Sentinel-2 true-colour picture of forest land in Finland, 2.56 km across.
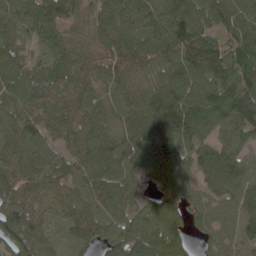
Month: May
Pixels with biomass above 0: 94%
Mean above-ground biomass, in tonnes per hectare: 90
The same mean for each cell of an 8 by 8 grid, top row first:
70 93 69 89 88 106 97 103
65 57 66 109 102 114 97 104
90 114 75 77 70 113 113 102
85 99 68 75 99 135 121 132
84 73 82 97 104 139 71 84
99 99 92 111 62 95 72 98
111 57 80 103 69 78 87 107
106 50 80 76 107 78 56 78
